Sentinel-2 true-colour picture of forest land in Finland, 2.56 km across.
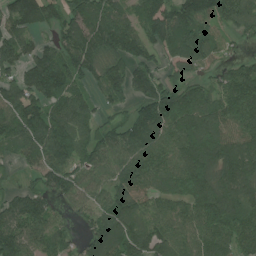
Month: July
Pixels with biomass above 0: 86%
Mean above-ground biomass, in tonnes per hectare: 125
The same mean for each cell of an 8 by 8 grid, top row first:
137 112 133 112 125 146 149 148
125 88 148 129 108 129 122 34
99 177 88 155 117 81 78 147
145 131 110 56 107 212 168 154
103 167 125 113 135 128 201 147
29 141 117 110 114 150 155 185
97 86 85 136 103 96 166 137
145 99 51 163 177 123 123 106
